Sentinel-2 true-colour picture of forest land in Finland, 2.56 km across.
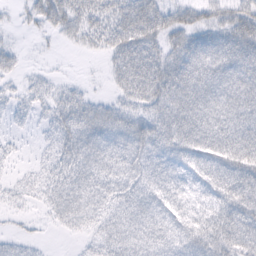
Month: February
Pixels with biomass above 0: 80%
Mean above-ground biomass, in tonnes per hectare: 36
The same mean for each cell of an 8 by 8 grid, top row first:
7 40 51 39 65 41 35 49
16 2 13 36 52 38 49 56
12 13 6 16 66 56 53 52
19 22 49 44 37 56 58 52
10 15 52 48 60 51 52 52
11 25 45 38 37 31 45 50
12 19 42 29 38 30 30 51
19 4 9 35 38 38 50 49
